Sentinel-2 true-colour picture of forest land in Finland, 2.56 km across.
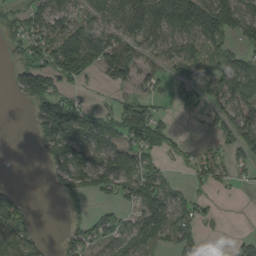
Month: August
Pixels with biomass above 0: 59%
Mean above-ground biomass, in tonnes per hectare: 64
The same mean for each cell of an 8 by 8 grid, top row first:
43 91 46 74 107 112 119 107
31 80 168 133 71 71 61 49
45 110 49 66 56 40 53 98
0 124 102 63 89 28 34 98
0 93 128 87 99 32 11 72
0 27 95 93 98 11 45 21
57 0 20 26 133 82 19 0
69 9 57 75 87 74 14 31
